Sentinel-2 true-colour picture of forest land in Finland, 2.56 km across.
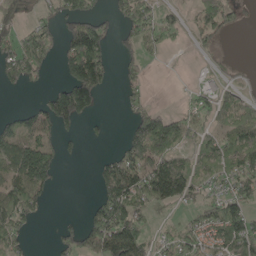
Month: May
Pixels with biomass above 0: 51%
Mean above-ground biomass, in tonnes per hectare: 72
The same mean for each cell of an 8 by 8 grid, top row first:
69 27 130 42 90 32 81 32
100 96 191 59 67 19 26 0
74 15 196 43 42 1 11 5
28 91 160 1 68 32 68 57
90 67 19 14 135 90 55 102
98 112 0 125 127 165 50 86
108 25 4 169 61 39 50 95
74 4 81 212 98 79 69 142
